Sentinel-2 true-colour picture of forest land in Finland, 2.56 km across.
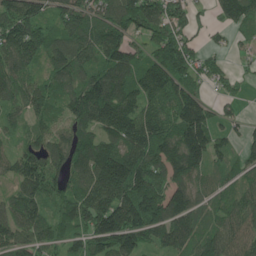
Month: June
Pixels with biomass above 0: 88%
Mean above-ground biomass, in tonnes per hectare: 124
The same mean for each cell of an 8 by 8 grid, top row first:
153 81 137 141 192 136 43 157
181 124 124 153 76 147 54 34
129 84 120 162 143 148 71 38
70 109 149 221 136 158 124 42
57 112 124 127 171 165 177 51
97 134 119 253 169 122 67 58
115 91 157 219 216 139 67 102
110 99 92 209 126 120 104 110
